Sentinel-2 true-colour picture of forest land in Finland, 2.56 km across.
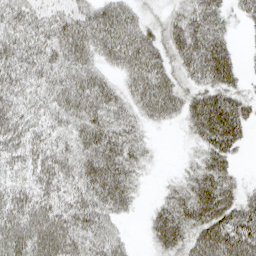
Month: April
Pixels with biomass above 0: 85%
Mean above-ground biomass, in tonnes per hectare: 48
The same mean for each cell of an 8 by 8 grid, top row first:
50 44 45 62 24 29 53 21
54 49 63 59 66 46 74 12
48 44 55 27 67 41 54 28
49 41 62 49 40 34 84 47
46 43 48 66 28 1 54 32
33 54 49 69 16 13 64 17
62 58 54 47 9 58 80 58
73 83 54 47 8 55 72 82
